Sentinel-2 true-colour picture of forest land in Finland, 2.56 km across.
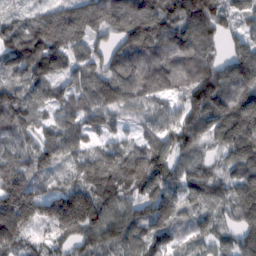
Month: February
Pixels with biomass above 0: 94%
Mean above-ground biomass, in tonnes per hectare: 112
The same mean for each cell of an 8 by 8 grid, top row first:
38 93 112 109 143 119 130 69
122 150 85 86 143 131 96 94
72 111 97 146 158 106 143 144
128 66 107 113 93 94 150 179
91 112 86 67 92 98 80 176
156 48 90 148 140 102 112 128
224 117 207 110 100 97 72 153
112 57 96 96 116 51 70 121
